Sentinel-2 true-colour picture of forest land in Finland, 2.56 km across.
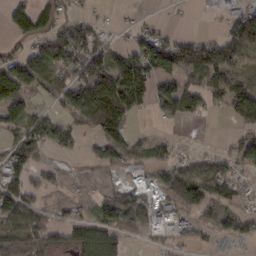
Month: February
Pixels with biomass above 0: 60%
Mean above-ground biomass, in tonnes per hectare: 56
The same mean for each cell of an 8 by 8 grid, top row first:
94 63 21 5 9 2 3 63
24 65 88 43 76 96 96 73
124 79 92 119 105 65 79 66
66 39 68 150 32 91 32 94
51 52 21 80 31 19 3 43
55 37 3 7 11 61 73 43
74 29 19 68 63 49 58 40
102 59 82 84 19 27 28 55
